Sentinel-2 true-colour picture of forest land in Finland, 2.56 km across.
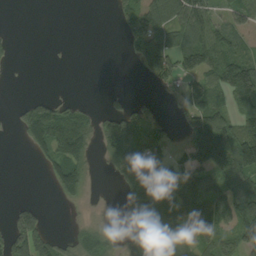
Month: September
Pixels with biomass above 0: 54%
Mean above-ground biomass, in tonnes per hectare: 69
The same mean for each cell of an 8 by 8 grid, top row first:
0 0 0 18 76 93 81 62
10 2 0 0 97 96 132 59
1 0 0 0 17 62 91 173
27 115 56 54 47 25 134 86
7 121 104 101 99 22 222 122
0 39 98 19 126 112 108 114
37 7 10 2 168 149 154 149
107 90 69 39 143 105 92 90
